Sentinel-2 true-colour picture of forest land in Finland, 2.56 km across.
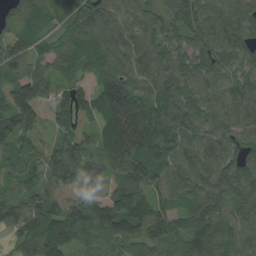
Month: August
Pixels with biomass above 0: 95%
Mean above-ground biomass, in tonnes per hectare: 97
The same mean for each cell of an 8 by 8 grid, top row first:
82 62 105 90 70 83 119 109
97 63 92 106 88 88 126 111
108 66 50 119 91 112 92 93
164 59 91 123 108 116 106 92
110 46 91 124 128 115 93 80
79 79 87 78 127 101 108 117
103 110 108 141 104 73 126 82
53 126 65 79 108 97 148 68
